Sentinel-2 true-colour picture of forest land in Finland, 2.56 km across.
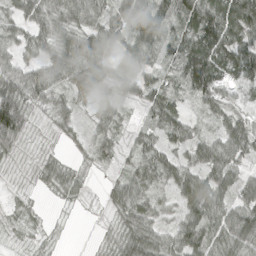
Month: April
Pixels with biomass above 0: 87%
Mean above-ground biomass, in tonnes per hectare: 49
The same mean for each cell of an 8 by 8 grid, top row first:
45 69 81 58 90 73 94 93
43 52 87 64 72 53 101 83
66 76 74 43 38 35 101 46
97 26 27 31 23 48 29 33
44 8 22 25 36 41 47 62
5 38 27 18 61 57 57 40
12 5 8 32 55 34 79 63
7 11 1 26 73 61 63 79
